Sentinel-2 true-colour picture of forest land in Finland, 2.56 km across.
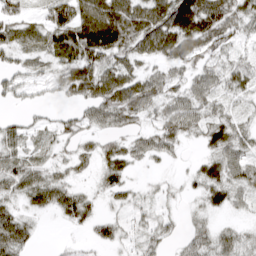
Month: March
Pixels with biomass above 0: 77%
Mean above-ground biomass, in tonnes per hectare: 37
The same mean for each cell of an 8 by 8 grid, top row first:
30 36 63 86 71 88 86 49
40 45 88 73 51 67 42 19
33 30 62 53 48 27 39 34
11 11 27 55 39 48 32 19
32 23 27 27 33 25 26 38
49 38 17 36 8 7 37 43
31 33 49 19 18 9 24 16
69 1 5 25 24 15 40 34
